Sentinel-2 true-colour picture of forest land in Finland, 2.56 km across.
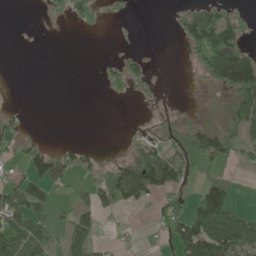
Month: June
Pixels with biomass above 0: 36%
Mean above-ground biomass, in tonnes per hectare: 35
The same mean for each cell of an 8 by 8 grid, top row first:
0 9 30 7 0 20 65 25
0 0 0 2 2 3 118 71
0 0 0 27 35 0 37 149
11 0 0 0 2 4 0 61
29 15 18 0 29 24 98 36
22 79 27 62 116 75 28 5
69 34 43 39 21 54 139 25
60 33 43 6 3 79 153 95
